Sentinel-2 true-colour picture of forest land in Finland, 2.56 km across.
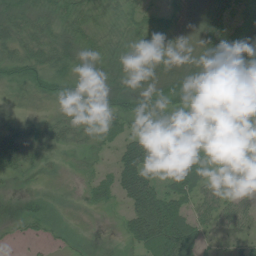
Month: July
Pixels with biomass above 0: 89%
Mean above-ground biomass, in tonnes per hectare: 39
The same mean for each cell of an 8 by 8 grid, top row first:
33 35 40 26 28 20 30 45
37 45 39 35 40 25 34 62
28 35 31 38 42 53 61 63
22 21 30 46 60 47 71 54
48 36 32 23 76 74 59 34
23 15 17 37 76 73 44 38
8 24 13 14 89 61 46 44
10 14 9 3 66 96 16 18
